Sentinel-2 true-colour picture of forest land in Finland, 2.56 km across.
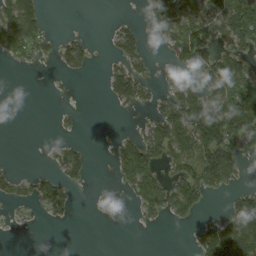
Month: September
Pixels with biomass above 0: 41%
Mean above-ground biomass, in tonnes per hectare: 42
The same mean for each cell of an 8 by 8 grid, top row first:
108 17 0 4 15 81 83 135
74 23 40 23 34 69 68 62
0 2 3 42 39 47 61 82
0 0 8 4 10 82 123 110
0 5 13 15 80 84 130 65
20 28 28 14 113 50 98 25
13 44 4 16 50 73 16 77
1 0 0 0 0 0 79 116
